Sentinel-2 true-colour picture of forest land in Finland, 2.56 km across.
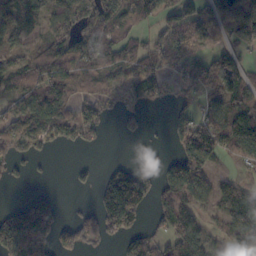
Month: October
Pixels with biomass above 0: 65%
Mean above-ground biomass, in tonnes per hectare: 82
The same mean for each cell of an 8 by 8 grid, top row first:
94 63 114 100 63 49 61 92
63 79 117 78 67 110 64 63
91 111 95 58 117 67 94 99
97 136 82 39 37 29 61 106
88 71 51 1 9 68 182 112
32 6 19 72 63 135 79 34
64 110 21 192 100 142 52 121
180 128 93 47 81 116 76 90
